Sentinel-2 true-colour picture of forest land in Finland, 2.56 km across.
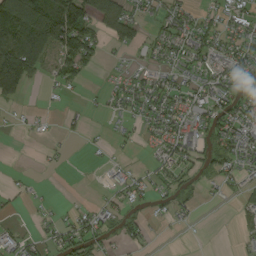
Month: September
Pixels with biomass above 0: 49%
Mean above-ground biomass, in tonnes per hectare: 37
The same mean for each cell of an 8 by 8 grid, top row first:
184 114 120 62 25 41 21 40
138 106 105 21 27 44 49 49
147 17 25 8 26 36 43 52
7 6 7 14 35 49 60 61
0 6 3 9 12 59 40 58
5 1 1 15 22 46 28 32
8 8 9 31 18 26 2 21
37 28 59 18 24 1 1 18
